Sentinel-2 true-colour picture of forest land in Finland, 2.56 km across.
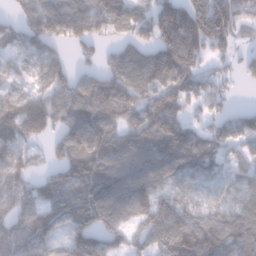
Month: January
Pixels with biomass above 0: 84%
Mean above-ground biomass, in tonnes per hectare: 93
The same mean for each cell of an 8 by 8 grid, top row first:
38 132 123 97 80 155 177 99
60 92 66 56 86 167 112 43
37 89 83 125 109 110 86 38
114 103 107 109 116 105 60 47
89 48 130 109 113 146 75 69
90 62 103 120 113 70 54 58
82 93 101 116 91 82 49 57
96 79 110 77 75 125 121 105
